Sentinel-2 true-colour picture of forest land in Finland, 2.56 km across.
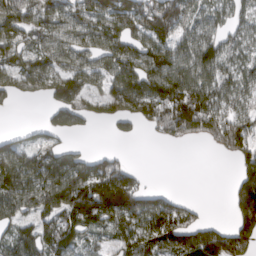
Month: March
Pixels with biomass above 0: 72%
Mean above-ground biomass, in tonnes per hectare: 93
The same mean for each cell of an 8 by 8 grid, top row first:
98 82 74 111 171 139 65 59
86 89 79 94 105 104 123 72
82 109 100 87 134 143 106 83
8 36 83 74 125 190 133 99
55 56 13 6 4 42 54 141
129 145 150 183 29 0 0 57
96 98 161 178 116 79 7 114
119 112 70 54 122 140 141 120
